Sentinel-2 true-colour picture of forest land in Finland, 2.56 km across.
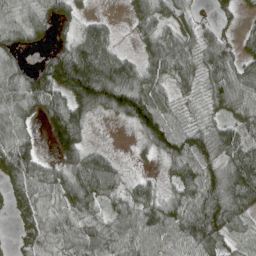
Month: April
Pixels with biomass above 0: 87%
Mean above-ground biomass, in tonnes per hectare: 80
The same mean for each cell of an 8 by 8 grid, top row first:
83 72 35 12 67 55 10 27
63 33 115 83 50 86 73 53
77 118 186 161 92 66 66 88
89 94 107 71 119 56 36 75
118 36 93 7 46 117 119 109
121 80 123 86 22 68 118 137
62 80 105 54 89 89 140 100
35 82 84 101 86 78 91 31
